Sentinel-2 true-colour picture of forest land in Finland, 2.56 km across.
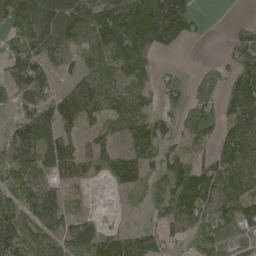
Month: May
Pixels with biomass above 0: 76%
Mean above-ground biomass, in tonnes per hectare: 75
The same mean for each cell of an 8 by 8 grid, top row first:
104 117 135 120 192 170 7 2
73 94 82 129 153 62 1 95
80 55 74 87 54 30 29 78
37 87 122 80 61 36 65 92
88 122 65 44 92 40 40 98
63 57 53 59 58 90 75 89
81 92 14 3 29 113 72 79
126 73 83 77 83 30 72 38
